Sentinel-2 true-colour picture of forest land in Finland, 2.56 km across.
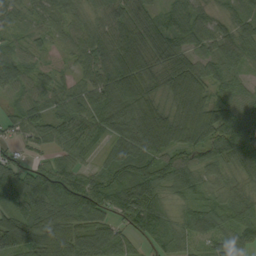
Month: September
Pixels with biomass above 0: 94%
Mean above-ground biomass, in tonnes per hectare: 81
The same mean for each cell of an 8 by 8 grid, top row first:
42 41 42 69 73 52 41 47
36 24 54 99 104 75 51 74
79 42 46 98 101 132 84 45
45 74 84 101 112 92 130 110
46 44 68 61 116 106 122 132
137 112 67 72 109 88 47 44
121 120 141 81 128 46 73 96
154 142 125 86 38 39 56 86
